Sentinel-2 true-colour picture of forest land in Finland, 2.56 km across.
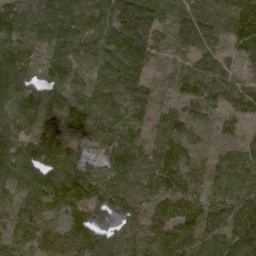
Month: April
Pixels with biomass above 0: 96%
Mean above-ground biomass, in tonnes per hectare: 101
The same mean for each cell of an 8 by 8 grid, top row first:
128 131 127 128 185 94 106 146
118 88 101 143 145 71 85 95
134 78 77 113 82 44 109 85
111 85 95 84 75 68 55 59
129 101 61 90 82 105 41 50
103 126 97 108 95 115 69 84
65 84 99 124 96 117 112 149
78 87 120 114 105 143 128 168
